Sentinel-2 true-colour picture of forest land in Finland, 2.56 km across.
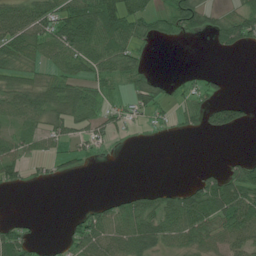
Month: July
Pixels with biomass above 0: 54%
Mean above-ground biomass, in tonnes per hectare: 34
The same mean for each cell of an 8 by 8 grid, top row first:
63 59 72 71 46 57 36 48
57 56 63 59 17 2 6 36
42 35 39 36 38 8 16 0
52 52 49 31 31 21 40 32
35 27 27 20 2 1 0 0
30 15 12 0 0 0 22 55
0 0 9 39 53 62 73 76
51 5 53 57 64 43 47 40
